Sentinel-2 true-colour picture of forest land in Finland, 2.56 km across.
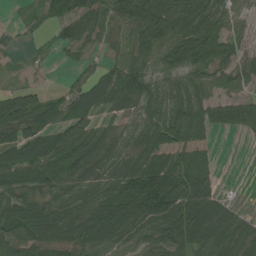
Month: July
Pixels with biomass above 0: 82%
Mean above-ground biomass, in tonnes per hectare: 63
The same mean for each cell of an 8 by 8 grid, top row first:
5 35 80 53 97 87 69 40
8 11 42 32 82 87 81 40
6 2 40 69 88 53 56 50
109 80 70 34 72 76 65 77
102 79 79 49 80 80 30 2
83 84 65 54 113 112 53 0
81 50 55 86 104 116 90 17
86 83 68 69 63 74 89 63
